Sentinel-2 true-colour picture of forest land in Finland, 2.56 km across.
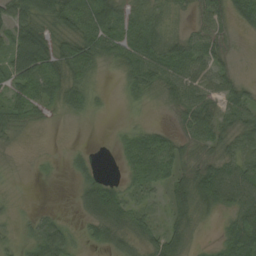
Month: August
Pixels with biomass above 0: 74%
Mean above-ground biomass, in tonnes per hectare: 32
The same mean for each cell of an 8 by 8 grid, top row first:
59 55 61 59 48 18 35 31
71 52 50 35 55 42 41 4
53 52 39 3 44 53 38 17
31 14 28 5 6 25 44 43
9 0 2 4 46 33 32 31
3 2 21 7 36 34 61 63
5 5 15 60 26 30 30 64
14 53 13 31 28 33 4 67
